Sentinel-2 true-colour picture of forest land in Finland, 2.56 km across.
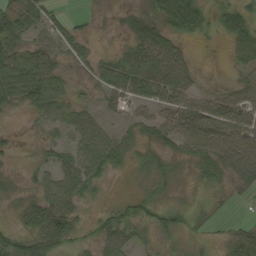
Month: September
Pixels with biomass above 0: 74%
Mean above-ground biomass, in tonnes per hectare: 36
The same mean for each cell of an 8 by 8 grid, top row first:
66 39 8 5 29 53 27 52
56 44 27 9 69 46 2 47
85 72 9 65 72 85 4 24
16 43 31 14 19 55 60 57
8 22 40 51 27 40 67 70
13 38 60 20 16 19 34 42
14 59 25 23 34 33 18 4
48 57 18 45 19 16 10 38
